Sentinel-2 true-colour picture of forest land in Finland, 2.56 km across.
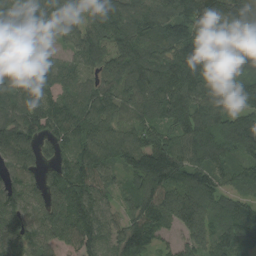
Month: August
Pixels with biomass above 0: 94%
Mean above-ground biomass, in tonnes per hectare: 119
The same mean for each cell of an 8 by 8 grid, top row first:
119 107 110 159 139 148 171 179
103 36 111 131 115 131 96 136
115 97 82 90 131 137 148 124
101 130 123 95 85 129 120 119
139 86 104 120 143 111 154 142
105 85 141 76 179 124 130 69
122 120 160 74 134 158 128 103
146 90 123 97 112 61 120 128
